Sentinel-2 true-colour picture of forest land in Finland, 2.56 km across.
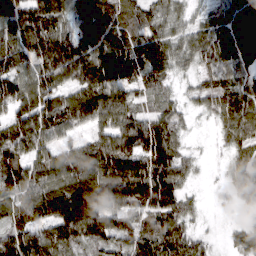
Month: March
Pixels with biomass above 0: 91%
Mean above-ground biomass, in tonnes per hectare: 87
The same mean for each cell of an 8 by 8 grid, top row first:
106 123 86 88 58 49 35 82
99 127 101 101 131 69 87 92
101 92 98 129 80 36 47 63
86 118 117 104 47 52 46 128
99 67 50 105 128 67 5 69
102 96 126 141 141 98 7 67
69 129 205 106 83 84 13 50
110 105 86 90 99 115 30 55
